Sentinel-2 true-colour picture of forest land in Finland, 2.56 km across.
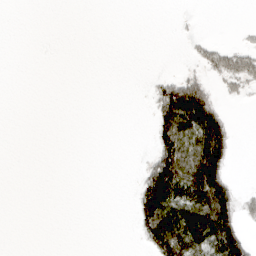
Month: April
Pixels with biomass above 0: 23%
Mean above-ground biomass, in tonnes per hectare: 31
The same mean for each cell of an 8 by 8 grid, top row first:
0 0 0 0 0 2 0 0
0 0 0 0 0 0 28 34
0 0 0 0 2 62 38 63
0 0 0 0 2 178 127 0
0 0 0 0 1 127 146 5
0 0 0 0 59 144 140 4
0 0 0 0 95 113 145 60
0 0 0 0 42 132 108 109
